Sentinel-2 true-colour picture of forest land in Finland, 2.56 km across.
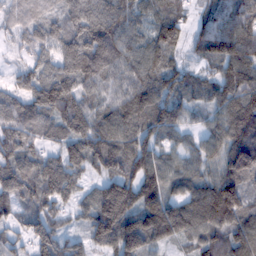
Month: February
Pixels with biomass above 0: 94%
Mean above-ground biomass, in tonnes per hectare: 103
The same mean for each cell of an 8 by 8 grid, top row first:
62 52 132 128 72 80 66 113
38 70 116 119 98 79 101 143
44 105 111 97 109 90 60 131
92 116 135 115 136 95 60 175
102 70 120 134 96 51 71 139
130 143 78 117 134 88 71 127
78 92 66 210 144 117 160 126
67 127 62 154 141 77 92 102
